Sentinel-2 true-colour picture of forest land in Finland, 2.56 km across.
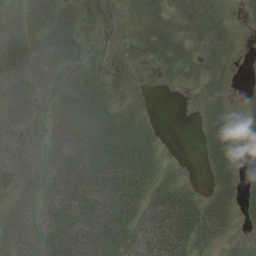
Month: August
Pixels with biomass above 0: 72%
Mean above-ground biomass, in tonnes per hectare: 29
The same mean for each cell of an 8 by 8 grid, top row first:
19 33 11 1 38 42 45 9
41 39 20 3 38 46 41 9
34 24 27 5 2 14 32 3
38 11 34 26 10 0 23 12
21 20 53 52 36 0 33 19
18 22 48 48 40 10 22 26
38 42 44 56 43 61 43 29
53 46 55 57 37 49 26 3
